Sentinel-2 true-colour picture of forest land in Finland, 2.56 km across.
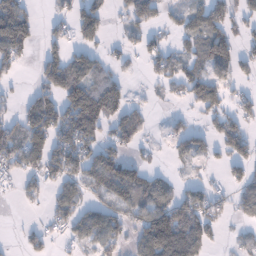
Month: January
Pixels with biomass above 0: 56%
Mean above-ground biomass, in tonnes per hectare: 61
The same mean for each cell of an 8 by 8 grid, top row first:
106 20 88 26 60 28 80 49
97 42 59 21 43 29 79 42
17 89 103 62 13 50 62 36
37 102 158 96 34 11 58 63
88 94 120 68 27 41 42 84
49 75 77 119 62 15 14 41
7 36 59 68 78 96 85 37
8 41 54 75 100 188 65 19
